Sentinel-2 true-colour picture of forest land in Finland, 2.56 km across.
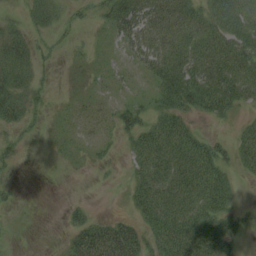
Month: August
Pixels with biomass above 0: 60%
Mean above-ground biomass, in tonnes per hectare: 22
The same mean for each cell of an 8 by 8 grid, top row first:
6 23 10 27 33 37 28 31
25 9 5 5 28 34 35 34
25 7 7 8 9 45 38 41
26 11 9 15 19 34 21 10
14 4 8 8 39 46 28 23
3 0 2 2 36 49 41 8
5 0 10 1 39 50 37 13
1 1 43 67 34 52 48 14
